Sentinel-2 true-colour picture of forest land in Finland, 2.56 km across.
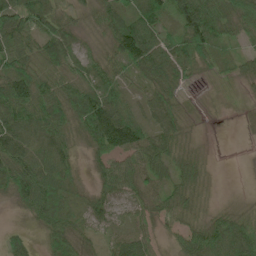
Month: June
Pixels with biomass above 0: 88%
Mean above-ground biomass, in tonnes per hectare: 52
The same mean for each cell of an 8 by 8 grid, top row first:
89 65 28 64 78 78 98 78
70 77 34 50 120 67 72 24
96 51 51 59 47 47 12 24
87 83 81 95 39 47 2 5
75 65 29 95 77 43 4 1
76 85 18 62 55 38 14 0
21 84 27 36 32 41 15 14
30 29 38 37 54 18 76 95
